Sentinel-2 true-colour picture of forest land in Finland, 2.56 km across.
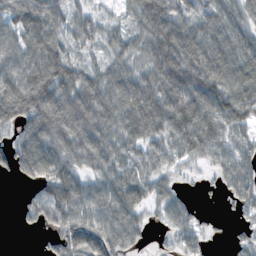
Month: November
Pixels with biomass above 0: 84%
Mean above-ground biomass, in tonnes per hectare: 68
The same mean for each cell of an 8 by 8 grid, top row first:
68 73 42 23 71 76 62 62
73 87 41 49 66 110 85 86
77 115 82 75 74 109 108 108
73 110 118 80 96 111 109 94
57 85 91 71 68 71 78 52
33 95 60 73 60 23 13 66
13 104 89 86 49 48 4 27
0 31 107 78 18 44 21 25
